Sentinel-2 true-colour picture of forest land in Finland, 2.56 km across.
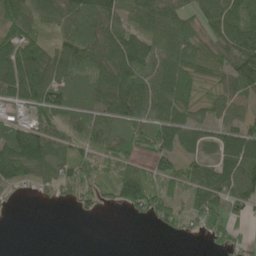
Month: June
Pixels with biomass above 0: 74%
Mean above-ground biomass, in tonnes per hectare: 66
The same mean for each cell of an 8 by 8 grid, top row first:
89 57 74 70 78 65 72 87
117 66 79 102 85 72 57 104
126 114 48 118 77 88 35 112
35 77 39 83 88 70 37 34
137 106 42 47 48 95 55 115
97 60 74 58 89 75 98 116
3 6 34 23 87 54 108 39
0 0 0 0 0 11 30 31
